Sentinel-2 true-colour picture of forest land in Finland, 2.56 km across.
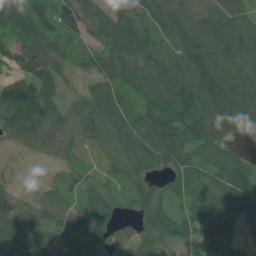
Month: July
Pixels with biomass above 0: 91%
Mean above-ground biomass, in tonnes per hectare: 86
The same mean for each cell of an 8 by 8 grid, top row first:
79 78 121 96 78 120 112 89
82 118 39 133 110 94 121 112
74 100 39 88 110 130 135 115
136 100 74 112 104 122 116 129
43 74 47 71 113 134 97 34
9 8 41 42 62 69 69 100
84 69 60 62 74 42 104 101
103 46 118 55 61 71 132 64
